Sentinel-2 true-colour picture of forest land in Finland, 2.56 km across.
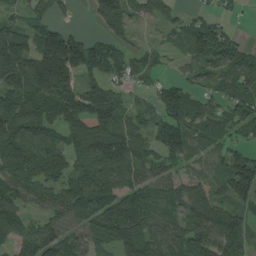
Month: August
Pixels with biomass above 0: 83%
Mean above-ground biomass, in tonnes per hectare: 99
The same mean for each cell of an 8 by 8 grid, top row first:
49 63 5 135 31 37 39 15
154 198 153 91 32 26 130 71
160 221 97 76 33 42 47 103
162 126 172 115 39 93 86 95
133 128 156 153 79 101 61 54
121 115 110 154 89 58 52 137
102 74 150 150 134 82 136 73
86 94 83 131 123 92 120 128
